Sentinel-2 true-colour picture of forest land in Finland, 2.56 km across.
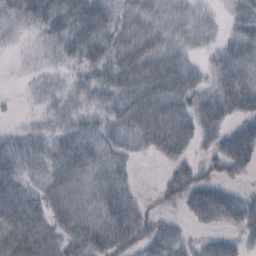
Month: October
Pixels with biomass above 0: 78%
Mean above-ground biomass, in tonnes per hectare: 37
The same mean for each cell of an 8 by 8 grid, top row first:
34 60 69 42 43 28 12 47
6 19 51 45 56 34 19 52
1 11 16 40 63 72 26 59
3 13 19 32 62 57 57 50
23 21 41 32 31 56 23 68
34 28 33 34 0 36 20 15
68 39 36 50 20 15 69 50
54 37 44 59 43 30 21 23
